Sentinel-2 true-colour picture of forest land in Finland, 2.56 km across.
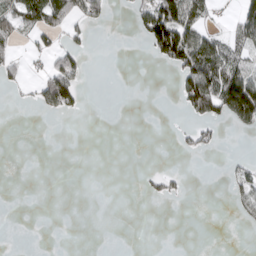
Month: March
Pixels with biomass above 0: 22%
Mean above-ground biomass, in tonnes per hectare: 25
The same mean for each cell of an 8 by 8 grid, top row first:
81 87 53 15 56 112 32 49
22 23 28 0 16 129 84 45
21 75 43 0 0 28 109 115
2 30 16 0 0 7 78 149
0 0 0 0 0 8 22 0
0 0 0 0 9 15 0 25
0 0 0 0 0 0 0 22
0 0 0 0 0 0 0 0
